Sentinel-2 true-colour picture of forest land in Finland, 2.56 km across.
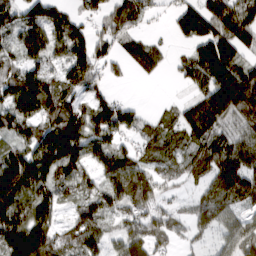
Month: March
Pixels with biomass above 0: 82%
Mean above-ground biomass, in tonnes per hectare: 87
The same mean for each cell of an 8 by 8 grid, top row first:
75 105 46 68 42 67 112 116
72 119 84 60 72 17 129 92
111 81 80 22 15 21 106 163
124 107 87 108 26 43 135 130
70 136 145 85 42 46 92 87
223 116 93 126 119 46 75 143
143 89 71 81 77 27 84 50
172 119 91 44 102 34 32 99
